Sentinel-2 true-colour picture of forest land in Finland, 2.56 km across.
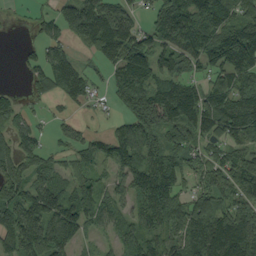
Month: September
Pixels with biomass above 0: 79%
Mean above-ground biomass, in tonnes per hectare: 74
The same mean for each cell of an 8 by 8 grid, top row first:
6 34 160 100 27 119 106 66
5 53 28 94 107 102 96 124
2 64 81 52 122 92 50 84
54 14 12 17 107 118 97 121
66 23 48 79 104 59 44 72
82 66 50 39 87 59 55 56
97 113 92 51 86 76 113 79
90 106 27 29 76 76 168 149
